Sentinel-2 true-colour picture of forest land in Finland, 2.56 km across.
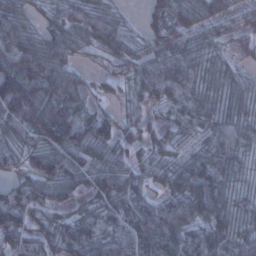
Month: January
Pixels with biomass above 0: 91%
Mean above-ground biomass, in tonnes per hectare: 63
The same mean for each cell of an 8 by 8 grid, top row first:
68 39 82 59 25 95 54 29
88 84 46 56 44 75 47 17
113 98 40 30 75 90 66 41
111 105 49 22 30 40 62 60
58 86 94 60 45 42 42 58
34 76 73 77 41 67 82 42
87 60 43 65 60 80 77 54
59 54 86 61 96 78 87 59
